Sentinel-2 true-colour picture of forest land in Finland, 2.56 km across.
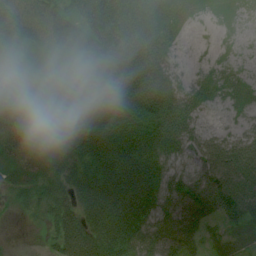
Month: July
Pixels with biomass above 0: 91%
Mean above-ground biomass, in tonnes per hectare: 77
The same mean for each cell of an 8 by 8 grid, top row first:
100 76 95 111 73 32 3 1
83 75 94 126 93 18 2 2
60 47 70 94 119 50 29 17
83 47 73 133 127 109 37 15
55 71 144 160 118 80 60 65
43 72 93 163 126 48 78 109
12 62 111 163 122 76 100 108
1 30 125 148 103 105 33 33
